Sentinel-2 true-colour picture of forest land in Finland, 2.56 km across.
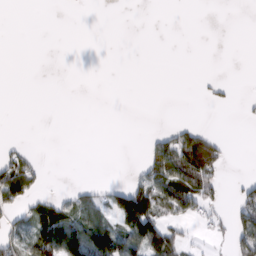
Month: February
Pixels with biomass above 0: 24%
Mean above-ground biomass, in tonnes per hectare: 25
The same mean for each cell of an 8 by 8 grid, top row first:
0 0 0 0 0 0 0 0
0 0 0 0 0 0 0 0
0 0 0 0 0 0 8 1
0 0 0 0 0 0 1 3
8 0 0 0 15 67 58 0
90 6 0 0 42 92 70 7
37 60 40 48 91 67 32 46
36 137 137 116 131 48 11 66
